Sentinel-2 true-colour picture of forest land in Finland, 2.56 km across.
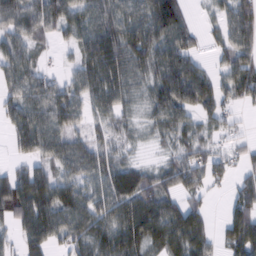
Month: February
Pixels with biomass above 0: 81%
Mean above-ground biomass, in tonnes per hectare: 61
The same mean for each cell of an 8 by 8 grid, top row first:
77 84 62 71 79 105 14 84
60 16 56 76 84 93 19 81
59 46 47 67 44 106 52 75
47 85 52 57 26 79 51 19
46 71 46 39 11 36 31 21
54 51 57 71 54 75 61 36
95 87 75 73 88 70 26 85
40 78 70 85 68 77 41 96
